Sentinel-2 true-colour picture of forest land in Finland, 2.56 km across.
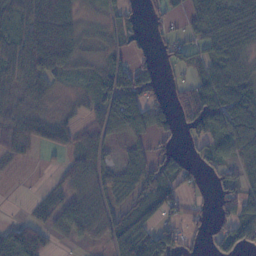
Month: November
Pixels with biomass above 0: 68%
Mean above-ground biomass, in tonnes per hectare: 49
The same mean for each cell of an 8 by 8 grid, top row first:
44 90 36 24 17 25 80 61
55 68 38 32 23 42 48 45
48 47 20 90 88 17 58 44
39 26 24 95 85 50 119 93
51 47 51 32 32 31 52 60
9 7 53 41 76 55 23 45
1 31 54 40 57 45 21 66
91 40 23 49 87 70 37 66
